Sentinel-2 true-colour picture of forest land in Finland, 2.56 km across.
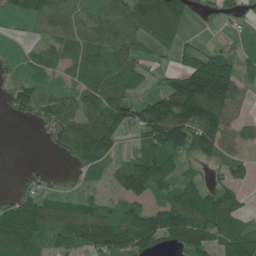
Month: June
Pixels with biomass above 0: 71%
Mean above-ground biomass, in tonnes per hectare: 76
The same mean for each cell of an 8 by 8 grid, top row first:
29 85 66 79 133 111 4 29
6 58 86 83 34 52 37 25
31 36 52 74 32 100 240 83
40 70 89 119 122 216 183 44
0 24 114 106 62 143 111 28
12 29 24 47 137 63 21 33
91 82 81 53 76 126 115 67
112 53 107 124 95 77 83 126
